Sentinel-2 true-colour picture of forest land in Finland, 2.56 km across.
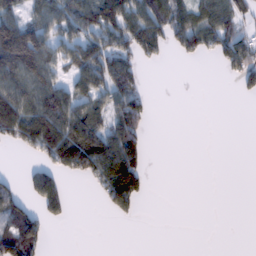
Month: February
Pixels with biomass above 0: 46%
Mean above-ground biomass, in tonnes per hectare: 58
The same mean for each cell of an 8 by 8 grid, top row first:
68 82 96 124 106 80 74 70
186 92 101 91 84 54 53 105
109 75 77 113 26 0 0 47
160 161 107 82 71 0 0 0
56 140 137 110 56 0 0 0
11 79 58 148 60 0 0 0
64 67 0 58 8 0 0 0
121 29 0 0 0 0 0 0
